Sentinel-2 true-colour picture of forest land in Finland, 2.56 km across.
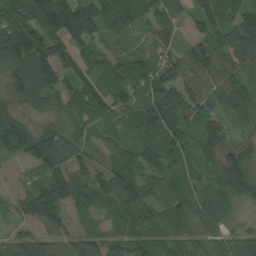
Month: August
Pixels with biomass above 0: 94%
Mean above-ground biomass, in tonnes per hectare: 91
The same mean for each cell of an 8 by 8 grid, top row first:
142 163 124 100 73 76 78 85
190 130 70 40 36 50 94 126
97 114 94 87 111 136 73 96
68 48 67 73 111 132 78 81
104 144 70 70 92 73 93 79
21 119 92 110 87 77 60 139
64 171 73 86 86 97 97 42
59 106 81 79 76 85 83 69
